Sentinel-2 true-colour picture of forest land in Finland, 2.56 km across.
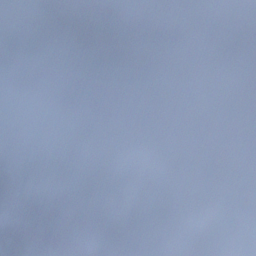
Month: December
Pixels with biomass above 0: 82%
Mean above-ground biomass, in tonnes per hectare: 93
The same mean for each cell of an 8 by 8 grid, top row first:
25 132 107 152 146 142 99 80
60 136 159 137 97 73 103 123
48 79 85 104 153 100 127 58
1 4 77 132 102 76 39 50
65 66 42 109 104 33 79 120
115 164 57 104 156 98 119 90
77 92 77 173 12 126 134 123
76 98 81 41 15 101 113 114
